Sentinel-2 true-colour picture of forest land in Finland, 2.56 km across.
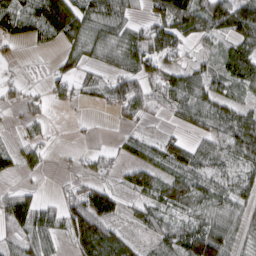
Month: March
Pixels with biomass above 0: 70%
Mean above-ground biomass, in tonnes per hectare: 58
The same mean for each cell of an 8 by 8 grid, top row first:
102 152 106 90 32 135 95 114
16 26 62 63 85 67 23 75
21 24 39 51 64 76 64 68
17 23 3 24 45 57 86 70
26 21 4 9 38 54 51 83
24 8 23 22 68 63 53 42
107 47 101 69 56 66 77 56
54 65 108 94 28 79 132 38
